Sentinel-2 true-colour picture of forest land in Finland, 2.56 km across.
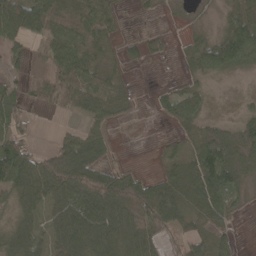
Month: April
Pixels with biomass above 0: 76%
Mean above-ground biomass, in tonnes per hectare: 55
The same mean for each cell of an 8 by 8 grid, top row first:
102 111 66 38 7 3 4 60
34 69 65 27 26 5 67 103
33 90 100 32 5 15 25 3
45 17 56 54 11 48 18 18
58 13 74 21 1 21 104 114
95 127 115 67 29 55 134 65
38 53 95 128 139 78 80 19
45 46 99 86 84 38 50 12
